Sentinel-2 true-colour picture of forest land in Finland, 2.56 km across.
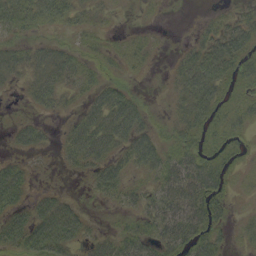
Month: September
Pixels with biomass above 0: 68%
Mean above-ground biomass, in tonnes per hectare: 27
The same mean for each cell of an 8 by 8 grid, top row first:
47 39 22 6 3 0 7 19
23 23 16 13 16 6 42 41
16 41 27 15 4 25 68 31
2 13 24 59 24 21 42 26
16 10 56 47 43 26 23 17
33 2 11 38 19 51 49 11
34 39 16 8 26 59 52 4
40 62 29 30 35 50 40 11
